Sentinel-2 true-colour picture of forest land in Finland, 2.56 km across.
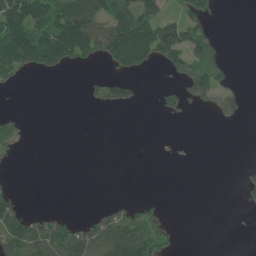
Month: June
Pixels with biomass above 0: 33%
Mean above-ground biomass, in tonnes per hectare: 47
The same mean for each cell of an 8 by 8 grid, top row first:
168 125 169 104 117 52 59 0
197 194 149 162 169 147 88 0
35 4 4 62 11 42 111 9
15 0 0 12 1 45 19 37
24 0 0 0 0 2 0 0
3 0 0 0 0 0 0 11
72 9 0 28 37 0 0 6
104 94 94 123 106 18 0 0
